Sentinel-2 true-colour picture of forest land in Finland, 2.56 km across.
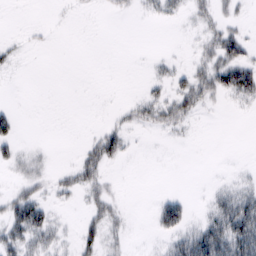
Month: February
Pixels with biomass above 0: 30%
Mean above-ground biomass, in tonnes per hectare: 13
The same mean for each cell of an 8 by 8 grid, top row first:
0 1 1 5 6 11 17 8
6 2 0 0 0 1 20 33
0 0 0 0 7 16 31 55
10 0 0 4 20 31 6 3
20 1 6 35 1 2 0 0
8 10 33 4 0 0 0 4
42 21 8 21 0 35 14 54
31 19 25 11 0 26 68 67
